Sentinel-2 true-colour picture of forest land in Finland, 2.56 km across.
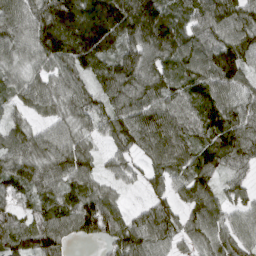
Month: March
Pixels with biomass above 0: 92%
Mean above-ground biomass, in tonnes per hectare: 89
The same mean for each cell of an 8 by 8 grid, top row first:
96 130 127 145 206 90 112 106
78 107 126 86 125 119 110 124
62 71 70 124 109 88 106 108
45 57 75 89 107 92 99 107
89 83 71 57 88 105 81 115
89 89 86 44 44 64 81 56
57 69 104 79 42 57 96 54
73 102 42 71 95 60 80 75
